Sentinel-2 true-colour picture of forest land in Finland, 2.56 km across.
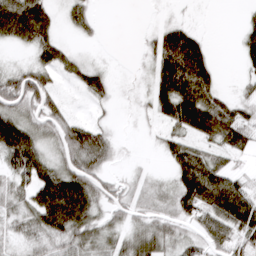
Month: March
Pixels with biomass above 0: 69%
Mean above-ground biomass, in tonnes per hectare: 44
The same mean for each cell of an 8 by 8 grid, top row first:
114 53 34 0 1 8 1 8
21 55 8 1 11 102 24 25
55 37 34 19 8 113 57 12
63 49 6 9 11 90 96 38
111 41 88 33 2 47 44 49
52 71 81 22 10 47 93 28
34 102 93 36 20 41 70 90
27 49 60 39 56 34 43 46
